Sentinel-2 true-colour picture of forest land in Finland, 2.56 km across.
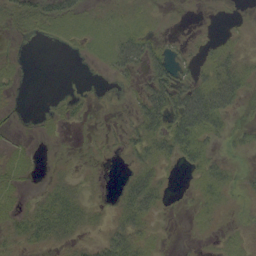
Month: September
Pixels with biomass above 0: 52%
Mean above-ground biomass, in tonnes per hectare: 16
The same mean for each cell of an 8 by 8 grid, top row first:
24 27 18 10 10 2 0 1
3 1 5 21 40 7 10 12
6 0 0 6 21 34 36 40
2 4 5 2 41 51 71 9
6 2 1 7 41 48 19 9
15 6 10 0 34 3 25 9
11 37 35 11 46 0 13 5
18 28 14 30 18 0 2 6
